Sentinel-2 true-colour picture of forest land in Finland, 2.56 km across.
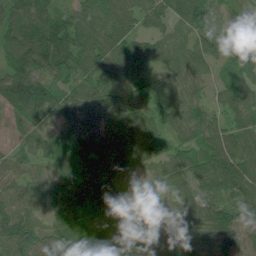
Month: July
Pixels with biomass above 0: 96%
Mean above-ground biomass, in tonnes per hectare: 73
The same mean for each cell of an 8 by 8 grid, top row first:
79 101 85 106 66 74 70 41
102 122 108 96 74 57 50 90
140 86 72 66 56 59 41 72
73 93 73 79 72 72 47 72
28 69 128 113 74 54 82 75
47 47 107 66 26 59 89 91
66 46 52 51 46 78 79 65
88 62 61 71 64 87 64 67
